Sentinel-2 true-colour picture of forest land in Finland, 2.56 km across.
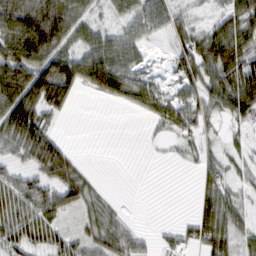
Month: February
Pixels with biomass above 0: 67%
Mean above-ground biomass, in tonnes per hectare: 47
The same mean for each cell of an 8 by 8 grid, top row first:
96 101 59 31 62 38 16 62
116 106 52 72 33 32 71 75
111 129 83 122 41 26 61 101
98 58 1 2 38 57 46 67
52 42 1 0 2 14 15 17
43 54 45 0 0 0 28 26
66 60 37 20 0 0 42 32
67 51 34 50 25 34 52 33
